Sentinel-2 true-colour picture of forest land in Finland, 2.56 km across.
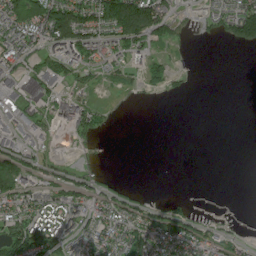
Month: July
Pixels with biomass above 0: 50%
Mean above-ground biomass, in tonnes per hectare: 43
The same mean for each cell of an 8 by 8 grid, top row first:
109 137 97 144 144 50 31 84
69 58 89 61 45 16 1 24
19 44 29 20 50 17 0 0
37 38 60 14 0 0 0 0
45 13 14 1 0 0 0 0
105 37 32 4 0 0 0 0
82 80 65 64 44 31 3 0
116 97 60 72 93 107 59 23
